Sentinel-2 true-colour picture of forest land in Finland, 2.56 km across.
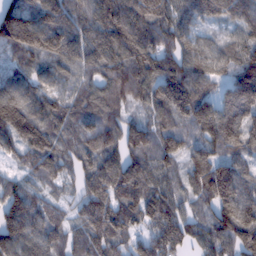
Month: February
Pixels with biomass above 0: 95%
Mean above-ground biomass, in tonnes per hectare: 118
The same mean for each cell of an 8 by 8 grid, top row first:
195 154 108 143 139 99 100 116
142 138 119 149 136 110 70 95
102 86 75 129 144 154 101 152
176 116 92 89 71 138 130 158
127 118 100 99 97 65 100 132
49 88 88 145 133 68 170 135
148 79 78 130 136 85 98 192
163 123 85 126 90 127 108 155
